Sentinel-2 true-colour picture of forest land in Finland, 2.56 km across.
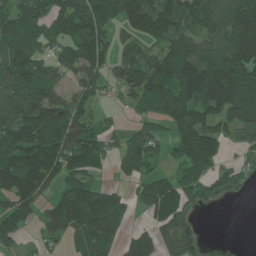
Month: June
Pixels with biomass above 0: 76%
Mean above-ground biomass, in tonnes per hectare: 100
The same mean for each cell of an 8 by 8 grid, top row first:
106 108 168 102 141 113 122 115
125 75 142 63 75 137 80 127
146 104 91 56 127 180 208 169
171 159 79 19 45 135 107 121
156 149 133 56 132 78 123 52
161 124 86 25 68 64 67 40
97 62 157 111 58 124 22 0
90 47 79 65 106 102 19 3
